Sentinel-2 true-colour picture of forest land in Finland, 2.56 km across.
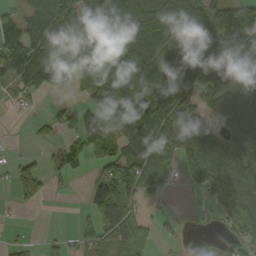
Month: September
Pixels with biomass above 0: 68%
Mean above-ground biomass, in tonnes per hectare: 73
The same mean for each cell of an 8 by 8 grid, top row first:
45 118 118 119 139 87 69 138
105 111 117 44 102 90 74 156
78 106 60 115 122 143 80 68
9 16 70 177 139 93 43 81
1 20 66 63 145 77 88 80
56 40 15 117 93 20 86 96
12 2 8 117 31 5 28 98
10 11 31 56 68 15 16 64
